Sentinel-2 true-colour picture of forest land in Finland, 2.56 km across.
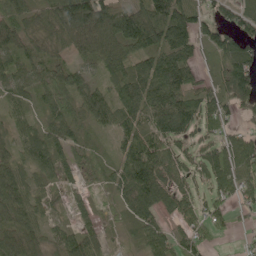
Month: June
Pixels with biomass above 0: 86%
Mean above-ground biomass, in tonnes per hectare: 73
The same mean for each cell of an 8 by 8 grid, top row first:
72 78 169 138 130 136 63 72
80 52 78 92 101 134 50 94
62 67 51 59 108 125 37 104
48 51 55 76 118 189 61 50
64 86 38 22 100 63 53 87
66 47 35 50 134 51 76 94
93 31 35 21 76 54 47 32
76 47 97 14 45 69 41 8
